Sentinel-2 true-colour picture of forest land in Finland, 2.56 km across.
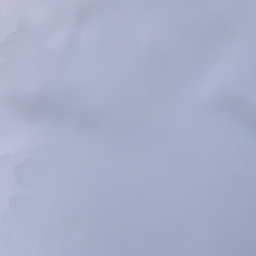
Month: December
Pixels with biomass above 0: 47%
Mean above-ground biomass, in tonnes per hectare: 52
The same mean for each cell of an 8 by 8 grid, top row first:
77 63 80 125 75 35 70 86
67 126 175 71 50 11 12 79
38 76 137 41 54 103 100 129
8 5 54 95 147 60 9 64
11 15 11 24 36 45 27 60
13 2 13 8 79 55 75 55
3 0 10 13 31 93 69 47
12 30 34 8 18 54 42 37
